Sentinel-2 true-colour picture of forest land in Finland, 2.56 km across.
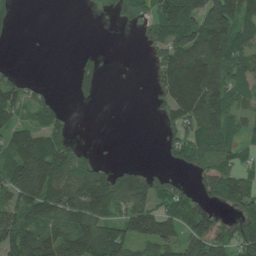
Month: June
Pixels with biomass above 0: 60%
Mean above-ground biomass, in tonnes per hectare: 78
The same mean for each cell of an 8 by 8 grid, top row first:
17 0 1 6 40 139 211 151
1 0 5 0 23 115 129 83
51 8 60 1 3 177 159 75
89 82 0 0 1 108 148 55
99 93 17 1 0 63 84 46
155 177 104 97 78 31 82 79
109 114 119 95 102 83 49 89
165 126 171 212 97 92 120 81
